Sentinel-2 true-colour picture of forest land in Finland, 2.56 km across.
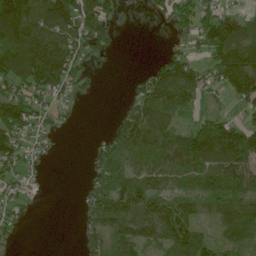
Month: June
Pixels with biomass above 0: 68%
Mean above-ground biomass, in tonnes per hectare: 78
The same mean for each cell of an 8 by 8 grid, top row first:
179 98 154 75 7 81 73 60
138 173 92 69 0 21 88 130
120 154 51 1 54 137 59 157
122 55 11 8 105 79 35 31
96 32 0 70 130 108 181 150
54 6 3 110 83 88 125 109
54 0 32 133 106 95 52 94
11 0 35 93 91 113 62 81
